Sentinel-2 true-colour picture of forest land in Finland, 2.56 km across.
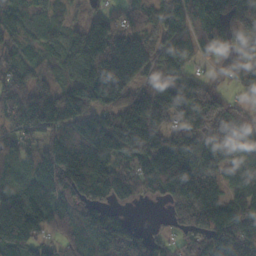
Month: October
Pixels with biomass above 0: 88%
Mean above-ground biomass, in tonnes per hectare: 121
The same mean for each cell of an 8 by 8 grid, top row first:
74 60 21 69 83 103 151 88
44 48 148 180 125 90 81 74
60 42 129 237 95 144 47 61
135 149 128 117 215 153 153 65
93 105 209 179 207 182 188 212
97 150 199 110 84 220 141 100
195 130 134 78 6 120 162 106
163 55 165 215 104 41 109 130
